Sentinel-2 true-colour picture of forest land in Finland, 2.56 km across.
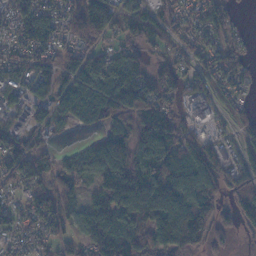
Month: November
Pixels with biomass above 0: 83%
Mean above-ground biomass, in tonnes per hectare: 82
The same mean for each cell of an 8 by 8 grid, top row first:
81 81 107 95 70 70 79 17
66 82 71 55 63 44 66 35
64 82 103 136 116 95 60 45
52 74 95 120 126 65 77 42
69 30 26 109 133 111 61 62
92 66 83 133 126 111 103 98
57 81 65 128 134 131 97 89
40 47 51 120 99 128 81 23
